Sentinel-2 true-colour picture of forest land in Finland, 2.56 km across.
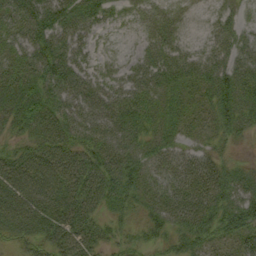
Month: September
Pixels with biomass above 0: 91%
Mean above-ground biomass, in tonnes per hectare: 37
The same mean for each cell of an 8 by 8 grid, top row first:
62 64 48 19 18 15 7 13
41 68 34 6 18 27 21 27
40 59 53 30 41 36 42 50
48 49 64 55 41 29 31 50
28 39 43 51 39 25 21 11
44 38 43 52 41 36 43 32
44 40 35 30 31 44 49 48
28 36 36 26 24 31 34 33
